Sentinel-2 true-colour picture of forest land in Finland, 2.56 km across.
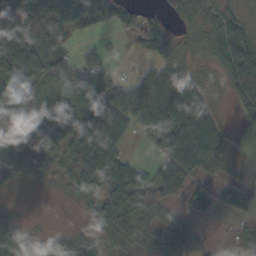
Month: October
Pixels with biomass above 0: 78%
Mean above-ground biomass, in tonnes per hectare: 47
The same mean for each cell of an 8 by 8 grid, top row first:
72 101 75 40 28 17 22 29
110 96 17 8 38 31 20 53
90 78 71 39 50 56 8 67
42 66 78 76 75 81 32 18
94 49 58 51 20 88 71 3
49 31 60 56 33 80 34 9
6 4 14 72 55 33 26 33
54 29 35 29 32 46 12 34
